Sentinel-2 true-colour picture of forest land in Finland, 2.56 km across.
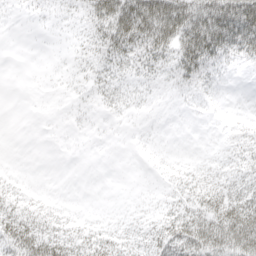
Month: April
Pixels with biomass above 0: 58%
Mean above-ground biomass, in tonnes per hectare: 22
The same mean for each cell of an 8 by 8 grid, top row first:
3 8 20 61 79 75 71 90
0 1 11 40 44 49 62 48
0 2 9 19 15 21 21 1
0 1 5 7 6 3 3 5
0 0 0 1 1 0 2 23
3 0 0 0 1 12 18 23
26 12 2 1 5 21 42 53
49 39 30 23 26 52 64 70
